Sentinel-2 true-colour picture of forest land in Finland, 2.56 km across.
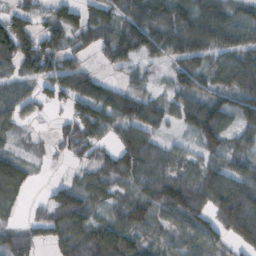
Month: October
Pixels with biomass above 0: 80%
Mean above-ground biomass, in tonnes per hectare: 68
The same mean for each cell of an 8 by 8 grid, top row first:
57 47 59 61 97 99 85 57
122 72 39 72 77 87 75 71
60 76 100 31 44 47 49 80
59 17 34 65 94 62 123 77
20 18 67 45 77 23 64 50
94 6 31 73 75 78 90 62
29 64 94 48 92 116 79 140
74 41 112 151 73 61 56 70
